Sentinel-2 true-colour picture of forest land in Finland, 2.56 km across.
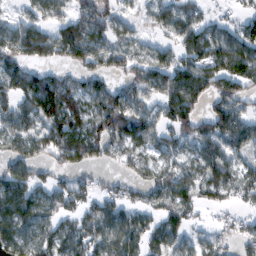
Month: February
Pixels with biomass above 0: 77%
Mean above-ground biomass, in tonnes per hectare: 72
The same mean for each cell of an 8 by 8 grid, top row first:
40 63 69 54 46 68 36 44
105 93 105 59 35 60 80 94
93 79 51 51 83 115 99 102
79 124 82 122 67 112 68 70
76 99 102 79 63 59 84 72
88 43 42 25 52 69 77 64
127 59 55 66 58 80 38 36
80 67 64 80 80 64 48 51
